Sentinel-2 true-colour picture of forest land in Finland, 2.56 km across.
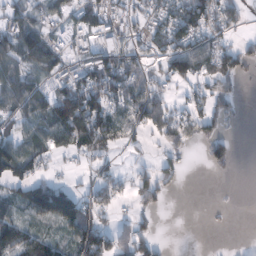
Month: February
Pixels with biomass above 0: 60%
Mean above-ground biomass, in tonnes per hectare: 56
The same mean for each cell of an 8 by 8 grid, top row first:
47 43 47 60 41 82 86 37
78 73 36 80 37 84 71 50
66 49 95 128 69 79 59 44
51 80 176 89 72 39 74 19
70 73 97 53 19 53 76 5
42 32 19 43 49 35 6 2
44 130 100 50 37 0 3 0
70 48 103 90 72 0 0 0
